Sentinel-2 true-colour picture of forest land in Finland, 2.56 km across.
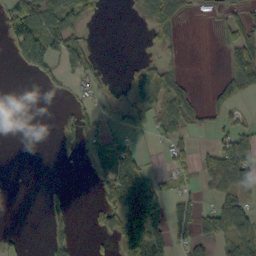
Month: October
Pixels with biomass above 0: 40%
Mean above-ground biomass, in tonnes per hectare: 37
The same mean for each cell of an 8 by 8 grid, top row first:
108 82 60 1 24 30 2 33
69 99 39 0 6 13 0 69
0 27 29 6 49 36 2 82
0 0 30 17 59 70 26 18
0 0 33 52 10 35 14 66
0 0 3 88 72 27 48 65
0 18 0 59 163 49 29 64
10 32 4 33 160 52 37 60
